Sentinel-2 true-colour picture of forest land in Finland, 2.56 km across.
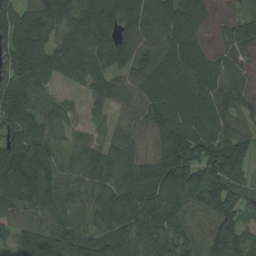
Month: August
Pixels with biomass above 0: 92%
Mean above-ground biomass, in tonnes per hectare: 115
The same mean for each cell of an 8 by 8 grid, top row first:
179 181 115 140 120 132 54 47
173 102 115 118 92 127 60 80
112 66 96 82 93 119 131 66
144 84 34 55 99 128 141 95
179 120 57 88 67 195 170 142
176 193 83 111 100 237 190 118
82 128 69 99 109 121 128 128
99 153 104 93 116 129 109 119
